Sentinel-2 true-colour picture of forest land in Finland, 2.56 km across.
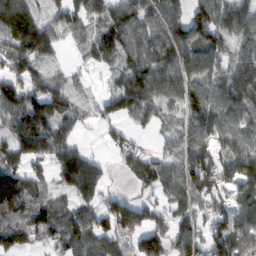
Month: February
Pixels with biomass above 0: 82%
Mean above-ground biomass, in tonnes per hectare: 86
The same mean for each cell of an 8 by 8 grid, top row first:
154 48 71 104 95 86 135 99
116 96 24 105 105 124 81 50
113 83 12 31 141 124 57 108
107 124 50 57 90 58 128 81
92 121 39 44 26 62 87 77
109 39 151 20 106 100 112 94
105 78 72 98 77 61 59 56
96 84 101 75 99 108 96 92
